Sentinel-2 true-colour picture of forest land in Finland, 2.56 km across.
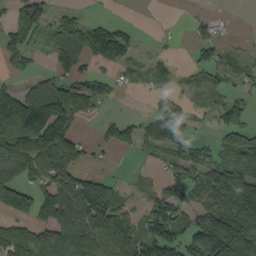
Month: September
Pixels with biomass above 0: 60%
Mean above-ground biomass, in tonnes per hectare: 74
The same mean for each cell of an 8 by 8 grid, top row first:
78 60 31 8 1 2 19 1
85 53 173 127 11 7 62 9
27 65 52 29 23 19 33 34
152 173 83 5 12 35 29 55
101 162 61 66 52 58 26 76
79 123 99 24 9 58 71 176
153 136 146 113 35 90 126 179
89 97 135 118 91 90 185 160
